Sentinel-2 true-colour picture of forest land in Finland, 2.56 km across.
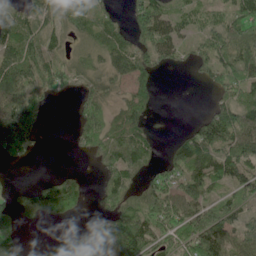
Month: June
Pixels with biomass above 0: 70%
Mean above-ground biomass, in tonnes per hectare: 64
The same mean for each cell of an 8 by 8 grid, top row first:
55 59 61 30 106 46 31 89
86 61 42 74 85 54 73 117
99 64 51 52 49 0 36 75
124 21 43 33 43 1 50 101
125 2 25 65 58 44 112 105
2 28 20 64 53 64 86 91
61 103 26 62 103 80 74 56
50 28 86 103 117 73 135 85
